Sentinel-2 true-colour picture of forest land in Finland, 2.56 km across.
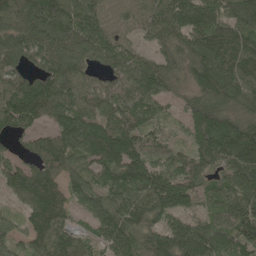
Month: May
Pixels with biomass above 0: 92%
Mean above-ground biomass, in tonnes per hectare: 118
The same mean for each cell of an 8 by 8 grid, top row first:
115 147 139 68 95 139 152 143
107 125 139 119 43 114 168 157
93 116 102 87 164 75 144 140
159 128 142 121 135 30 154 89
30 98 150 180 103 49 154 194
110 122 72 113 169 125 81 145
40 186 62 115 150 120 78 126
55 152 86 105 95 153 159 119
